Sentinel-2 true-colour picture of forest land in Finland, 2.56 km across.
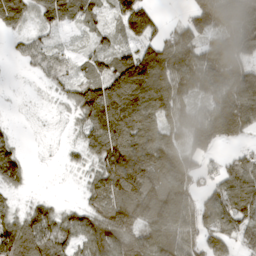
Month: March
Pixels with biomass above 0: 83%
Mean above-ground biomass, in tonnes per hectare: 104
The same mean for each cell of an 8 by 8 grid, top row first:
117 95 80 54 134 11 146 158
21 48 19 67 96 169 97 152
3 39 69 140 179 155 145 157
2 5 92 194 153 116 114 198
45 3 53 174 167 102 139 56
82 1 22 191 180 177 49 125
38 67 58 147 175 202 103 136
164 122 102 143 127 137 101 72
